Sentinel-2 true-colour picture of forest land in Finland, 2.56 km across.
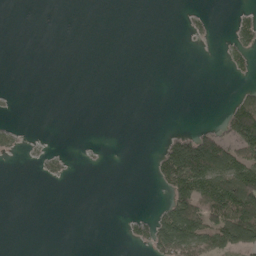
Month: May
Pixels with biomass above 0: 19%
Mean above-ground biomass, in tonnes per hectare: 30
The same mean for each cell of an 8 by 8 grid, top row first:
0 0 0 0 0 0 10 20
0 0 0 0 0 0 1 37
0 0 0 0 0 0 0 9
1 0 0 0 0 0 0 135
13 2 1 0 0 106 155 121
0 13 0 0 0 157 164 142
0 0 0 0 1 120 130 184
0 0 0 0 35 128 104 133
